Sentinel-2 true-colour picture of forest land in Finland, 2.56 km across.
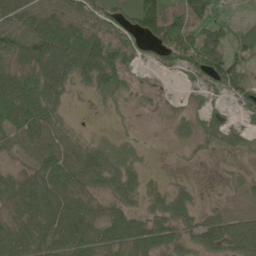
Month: June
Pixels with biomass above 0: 77%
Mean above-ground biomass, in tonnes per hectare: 57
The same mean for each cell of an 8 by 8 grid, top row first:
85 93 74 55 105 43 86 12
86 121 131 89 48 98 94 45
103 110 50 68 6 10 63 63
112 82 2 16 7 15 28 30
50 75 41 22 10 18 30 22
40 85 82 55 27 6 2 17
65 83 70 42 31 51 17 13
88 85 91 81 97 51 71 103
